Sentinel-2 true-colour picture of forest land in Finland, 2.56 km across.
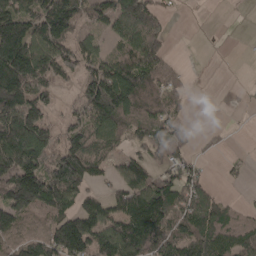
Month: April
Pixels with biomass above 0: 68%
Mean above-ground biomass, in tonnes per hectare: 94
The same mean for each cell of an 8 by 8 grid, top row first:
147 153 109 114 135 11 0 1
202 133 79 46 141 4 0 1
208 93 79 168 131 51 0 1
162 64 63 185 97 49 0 4
197 111 126 87 82 81 16 0
179 158 160 47 99 74 26 17
153 116 90 81 174 112 132 29
74 115 175 153 163 110 124 102
